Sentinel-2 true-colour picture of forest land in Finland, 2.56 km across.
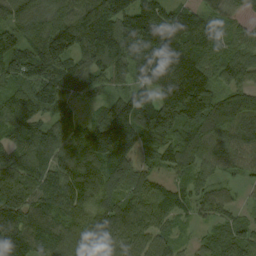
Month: September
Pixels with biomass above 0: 95%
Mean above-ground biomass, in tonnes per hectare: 115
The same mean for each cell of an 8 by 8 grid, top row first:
74 65 140 188 178 130 78 51
109 163 148 178 184 201 134 75
97 179 112 99 73 183 142 72
115 111 56 144 129 124 169 142
72 123 129 178 97 125 133 107
141 124 133 118 85 64 52 42
163 130 104 103 110 85 72 41
185 116 101 100 85 46 55 97
